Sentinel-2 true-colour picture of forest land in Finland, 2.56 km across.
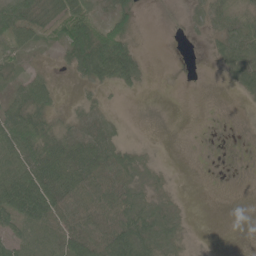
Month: June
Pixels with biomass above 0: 63%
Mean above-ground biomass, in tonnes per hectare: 27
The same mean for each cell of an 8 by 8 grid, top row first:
55 19 41 31 3 2 26 27
39 7 66 75 4 0 9 47
20 28 15 42 13 0 0 30
48 33 12 3 1 0 0 2
65 51 33 31 9 0 1 1
65 65 49 38 20 4 0 1
65 66 42 44 38 14 0 0
44 51 57 59 55 29 1 0
